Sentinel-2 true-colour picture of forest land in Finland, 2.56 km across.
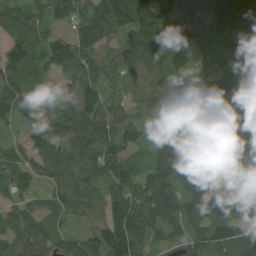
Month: August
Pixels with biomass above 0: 91%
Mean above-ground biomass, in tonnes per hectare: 95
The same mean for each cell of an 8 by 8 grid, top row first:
68 75 88 160 159 89 169 161
86 93 145 85 126 116 75 75
89 37 112 74 94 68 66 148
73 76 114 98 44 70 100 127
37 83 101 96 41 142 151 135
92 56 78 91 94 100 79 91
43 51 59 106 135 108 158 85
75 63 79 146 90 34 93 100
